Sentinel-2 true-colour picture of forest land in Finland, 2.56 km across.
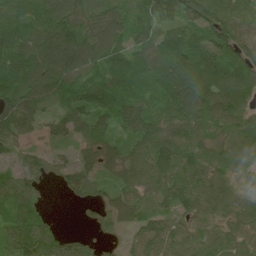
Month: June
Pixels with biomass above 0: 91%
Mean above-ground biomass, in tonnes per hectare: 82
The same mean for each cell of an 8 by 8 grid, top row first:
64 98 104 105 83 104 146 80
82 123 130 102 85 118 106 103
68 90 76 80 69 131 114 103
110 42 75 92 107 123 129 104
56 35 47 54 100 121 86 78
64 54 82 42 103 117 93 45
74 13 22 66 60 69 59 71
94 74 45 20 64 76 58 60
